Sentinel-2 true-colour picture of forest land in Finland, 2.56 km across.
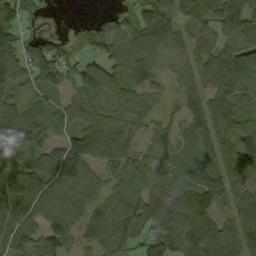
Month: September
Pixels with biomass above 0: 87%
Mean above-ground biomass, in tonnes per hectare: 79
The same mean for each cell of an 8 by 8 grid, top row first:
94 13 4 29 85 77 70 106
101 79 51 67 98 68 68 68
78 71 81 77 62 39 64 85
75 75 84 69 66 31 98 98
93 56 97 100 43 55 75 113
90 111 72 53 76 70 100 82
124 86 66 79 134 109 90 81
82 103 47 94 101 115 161 98
